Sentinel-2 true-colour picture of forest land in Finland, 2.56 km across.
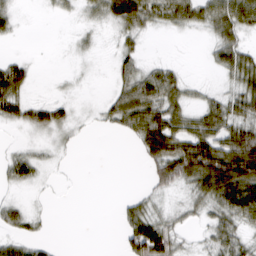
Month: March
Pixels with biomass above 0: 57%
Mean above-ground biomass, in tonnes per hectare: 36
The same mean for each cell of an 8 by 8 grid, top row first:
23 6 16 68 78 64 62 79
2 0 10 11 15 0 19 53
62 1 3 16 57 39 4 58
47 45 6 42 81 52 50 59
7 10 6 0 62 72 84 96
38 7 0 0 15 75 115 133
26 3 0 2 34 18 39 91
29 11 0 0 116 38 26 42
